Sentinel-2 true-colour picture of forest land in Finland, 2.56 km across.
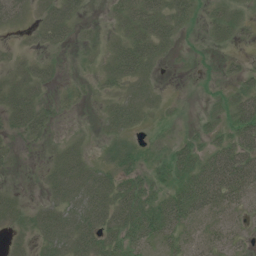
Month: July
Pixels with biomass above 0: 71%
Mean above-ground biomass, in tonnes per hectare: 31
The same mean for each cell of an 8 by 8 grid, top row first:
26 44 24 18 65 48 19 22
9 20 10 29 61 17 10 8
36 24 5 37 41 1 6 24
51 24 3 34 33 8 14 52
13 18 19 10 9 21 28 60
5 27 56 38 29 39 74 70
30 37 56 71 59 68 45 23
18 43 64 41 37 22 21 14
